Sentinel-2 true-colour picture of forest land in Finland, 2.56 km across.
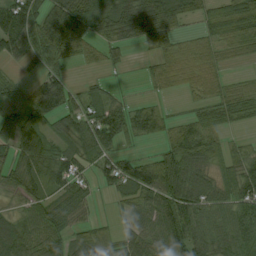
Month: August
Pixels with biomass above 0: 78%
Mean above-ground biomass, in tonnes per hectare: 60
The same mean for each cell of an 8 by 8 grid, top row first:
124 97 117 93 108 74 44 66
79 86 62 50 32 45 37 33
23 64 11 11 13 35 43 12
47 102 66 62 55 12 44 44
81 67 73 57 22 82 75 22
68 64 57 65 92 100 52 71
38 78 60 16 66 84 64 73
95 83 56 32 68 71 65 65
